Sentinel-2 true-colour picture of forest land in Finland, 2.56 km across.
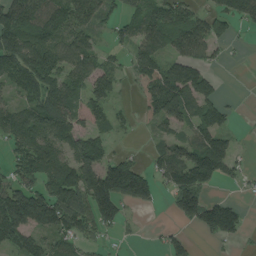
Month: August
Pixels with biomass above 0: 67%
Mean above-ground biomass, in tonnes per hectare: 77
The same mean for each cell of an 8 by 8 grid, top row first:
148 157 97 47 88 103 68 83
135 112 94 30 81 76 63 5
87 107 78 64 93 135 70 0
80 125 75 49 41 110 89 6
65 94 98 38 7 75 117 15
60 99 138 147 88 100 127 29
165 148 110 106 19 62 111 39
93 50 53 12 3 39 18 25
